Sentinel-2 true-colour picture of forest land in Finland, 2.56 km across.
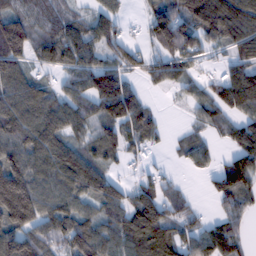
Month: February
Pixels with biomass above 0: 79%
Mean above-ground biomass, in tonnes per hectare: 89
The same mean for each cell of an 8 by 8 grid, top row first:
84 66 40 60 43 128 196 163
139 79 111 82 44 129 70 100
108 32 90 124 46 62 43 117
130 116 91 123 91 6 68 85
130 143 70 75 66 21 42 82
167 113 118 48 44 19 40 124
235 104 78 88 155 87 11 67
120 97 109 84 87 77 90 55
